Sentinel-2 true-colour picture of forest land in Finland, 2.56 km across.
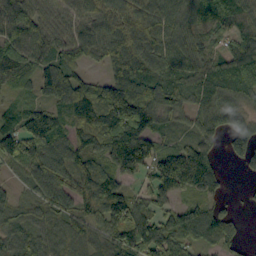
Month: September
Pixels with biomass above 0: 88%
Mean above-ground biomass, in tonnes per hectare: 81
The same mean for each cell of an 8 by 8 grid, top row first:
112 76 72 103 92 83 78 77
82 77 78 89 94 77 50 59
37 81 75 88 89 57 77 96
42 64 130 184 170 63 70 70
98 92 91 154 147 47 49 74
21 102 97 93 60 148 100 15
57 63 67 132 81 57 58 11
62 59 50 77 133 86 57 34
